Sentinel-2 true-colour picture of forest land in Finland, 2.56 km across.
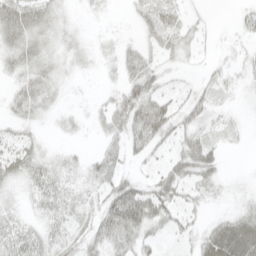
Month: April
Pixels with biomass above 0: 67%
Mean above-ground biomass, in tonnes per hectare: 25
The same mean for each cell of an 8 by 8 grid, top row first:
45 32 5 3 24 31 6 12
36 27 20 10 23 31 7 11
22 35 6 8 53 9 13 14
19 16 7 41 63 36 27 7
28 8 5 25 48 23 34 6
25 31 22 45 14 45 36 4
14 26 22 55 72 36 12 16
36 30 27 42 27 12 38 69
